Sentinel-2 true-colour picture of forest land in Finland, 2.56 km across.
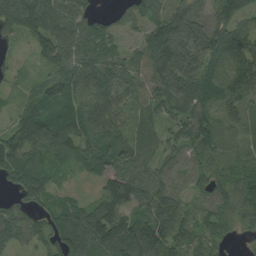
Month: August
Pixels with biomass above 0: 90%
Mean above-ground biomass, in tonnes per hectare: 86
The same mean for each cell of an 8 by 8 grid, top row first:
123 104 75 38 85 114 75 105
29 96 95 68 77 180 140 122
35 79 95 92 68 154 95 109
49 87 95 99 48 75 69 78
121 115 99 85 51 64 97 41
90 69 24 89 81 66 77 76
73 66 79 124 86 88 78 101
75 62 121 118 139 105 73 15
